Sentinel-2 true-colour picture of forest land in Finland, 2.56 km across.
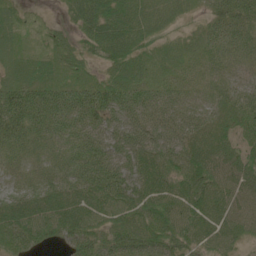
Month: June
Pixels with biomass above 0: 94%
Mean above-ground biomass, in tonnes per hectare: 52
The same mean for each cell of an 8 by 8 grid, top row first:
27 6 54 62 54 28 40 68
26 24 30 62 40 25 42 53
42 41 35 47 43 32 35 39
95 80 76 77 84 66 46 52
60 48 58 65 77 58 66 40
31 50 60 85 70 41 68 65
60 60 62 60 55 51 60 49
55 32 63 61 72 58 45 37
